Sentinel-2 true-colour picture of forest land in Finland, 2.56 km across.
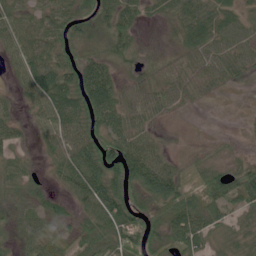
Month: June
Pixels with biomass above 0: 83%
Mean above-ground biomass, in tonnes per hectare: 41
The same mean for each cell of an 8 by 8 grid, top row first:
44 48 59 56 23 30 44 37
39 51 46 54 22 21 52 44
23 65 75 48 39 38 30 21
17 55 65 63 48 19 2 4
25 24 66 72 43 8 13 7
23 15 67 59 81 49 43 54
33 32 26 65 40 65 51 32
25 40 39 45 49 53 39 29
